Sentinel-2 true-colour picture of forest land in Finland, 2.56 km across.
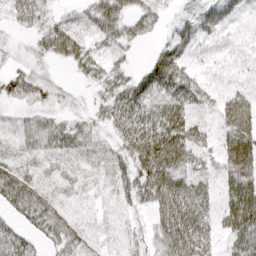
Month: April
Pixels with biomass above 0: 83%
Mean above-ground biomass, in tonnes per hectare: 37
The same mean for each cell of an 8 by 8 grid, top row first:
43 32 21 56 36 17 38 22
12 42 45 31 8 54 20 20
39 21 11 40 47 67 23 24
13 25 17 49 62 62 22 67
23 43 36 24 79 70 26 61
42 16 15 28 60 57 25 52
46 46 21 14 29 84 36 70
41 37 38 12 21 73 39 48
